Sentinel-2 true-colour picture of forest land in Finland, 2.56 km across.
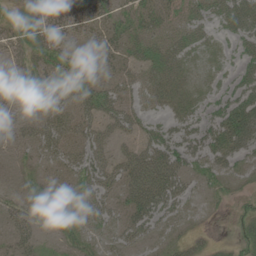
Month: June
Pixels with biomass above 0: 69%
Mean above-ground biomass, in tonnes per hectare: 29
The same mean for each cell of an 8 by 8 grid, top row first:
19 37 36 28 37 25 25 49
21 35 20 27 35 32 18 23
16 27 37 24 27 38 12 31
19 27 36 33 22 27 21 71
21 39 35 25 37 52 48 57
8 12 35 35 66 53 24 14
21 30 23 24 58 29 6 11
23 9 24 22 23 14 10 18
